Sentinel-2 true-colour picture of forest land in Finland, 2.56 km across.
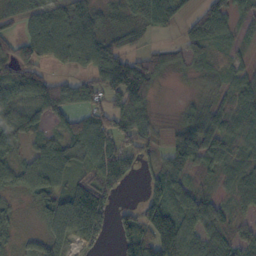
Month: October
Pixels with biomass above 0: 80%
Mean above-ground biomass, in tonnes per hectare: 63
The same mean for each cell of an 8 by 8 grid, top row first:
50 79 74 36 77 42 78 33
69 88 104 68 35 31 46 21
78 64 47 112 91 7 29 46
73 76 65 74 47 13 53 74
41 55 88 72 53 63 83 56
56 80 40 79 40 70 36 66
17 66 121 52 99 98 88 39
24 59 61 24 106 185 74 53
